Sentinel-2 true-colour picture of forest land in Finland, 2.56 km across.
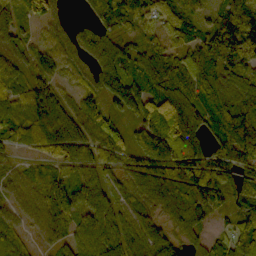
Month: October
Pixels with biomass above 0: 90%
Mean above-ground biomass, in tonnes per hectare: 86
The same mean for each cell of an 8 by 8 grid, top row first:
86 78 21 101 75 92 43 124
63 53 95 95 62 83 110 161
55 70 37 104 77 107 72 92
80 122 103 55 100 176 73 94
51 100 115 103 97 138 75 129
51 64 60 55 102 148 122 68
55 99 85 87 69 104 113 58
49 40 74 105 124 65 52 102
